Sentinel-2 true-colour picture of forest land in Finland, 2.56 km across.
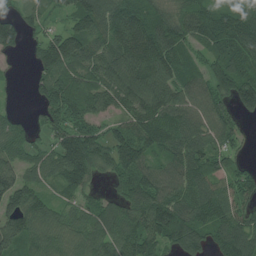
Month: July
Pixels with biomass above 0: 87%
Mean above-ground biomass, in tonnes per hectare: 104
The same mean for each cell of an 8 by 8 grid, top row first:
85 55 136 137 122 90 103 99
64 117 128 94 162 118 85 119
9 100 93 114 127 124 105 140
29 85 97 87 127 119 110 76
77 54 169 114 122 108 98 33
103 90 141 76 121 101 108 77
111 83 66 80 119 145 140 90
131 125 97 111 135 121 102 150
